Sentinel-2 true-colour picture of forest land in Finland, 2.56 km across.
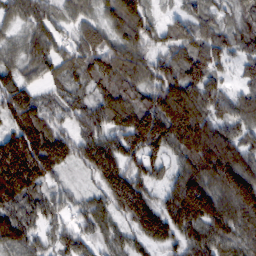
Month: February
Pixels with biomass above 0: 95%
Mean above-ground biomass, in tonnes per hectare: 111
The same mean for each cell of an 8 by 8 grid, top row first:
74 81 70 72 85 51 72 62
47 104 116 101 69 105 128 67
91 65 88 119 91 144 132 49
145 85 92 122 163 202 118 94
129 169 108 116 177 136 182 110
228 130 32 154 124 107 158 205
120 86 65 110 162 175 190 157
100 53 79 68 79 88 115 90
